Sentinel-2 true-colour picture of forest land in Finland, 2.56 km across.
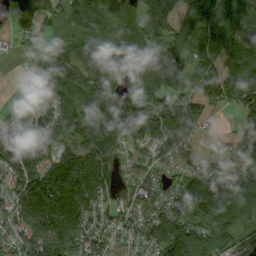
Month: September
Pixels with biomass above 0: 88%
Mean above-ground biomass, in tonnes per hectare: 125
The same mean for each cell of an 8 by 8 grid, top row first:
91 92 119 124 108 90 133 148
25 62 109 187 158 121 108 191
9 123 112 119 201 129 169 202
38 93 101 162 182 154 65 106
100 71 118 146 90 118 27 142
119 152 192 119 76 81 200 154
128 247 199 70 100 106 195 156
82 210 130 87 95 204 161 87
